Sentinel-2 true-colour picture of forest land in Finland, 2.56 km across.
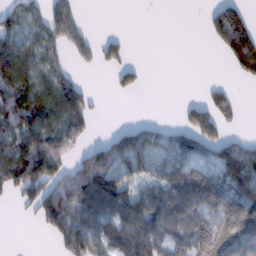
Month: February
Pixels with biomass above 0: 58%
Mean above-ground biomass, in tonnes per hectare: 72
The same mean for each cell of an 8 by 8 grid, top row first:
60 69 31 0 0 0 36 88
83 72 43 46 0 0 11 150
97 72 37 18 18 0 4 31
144 111 111 0 0 9 90 26
90 125 58 106 103 75 84 54
121 106 136 127 56 94 129 156
15 129 129 116 100 105 102 135
0 21 133 92 137 80 120 124
